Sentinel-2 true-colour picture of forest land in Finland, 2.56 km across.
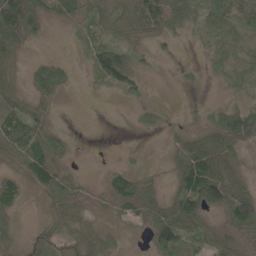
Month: May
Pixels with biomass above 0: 67%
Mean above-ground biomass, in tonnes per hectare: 40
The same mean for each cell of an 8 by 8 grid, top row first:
119 43 34 43 109 56 53 52
52 1 17 64 19 10 29 38
21 61 5 66 22 2 9 33
63 23 1 1 14 3 12 65
61 58 1 0 0 30 56 79
32 74 15 31 24 47 136 28
35 21 28 23 63 81 81 112
23 47 44 21 10 104 38 26
